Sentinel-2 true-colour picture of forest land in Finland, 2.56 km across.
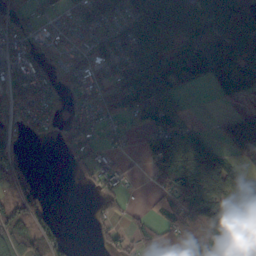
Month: October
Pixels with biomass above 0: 67%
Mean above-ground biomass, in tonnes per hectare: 58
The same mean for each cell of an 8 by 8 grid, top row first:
42 39 64 60 92 98 100 80
69 50 49 75 83 78 89 102
65 56 34 55 112 89 75 73
56 44 29 43 63 61 1 19
41 10 47 24 41 111 54 71
42 0 10 45 12 128 113 58
65 31 0 22 15 75 75 75
61 71 2 37 60 65 101 105
